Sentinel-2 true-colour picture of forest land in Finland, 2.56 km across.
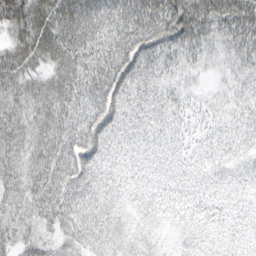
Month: March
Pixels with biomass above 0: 94%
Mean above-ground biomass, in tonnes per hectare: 44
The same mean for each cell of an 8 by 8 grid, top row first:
67 60 70 57 65 77 61 67
51 59 60 55 70 60 32 40
53 40 49 68 49 28 8 22
50 51 41 64 40 35 17 23
57 55 67 42 31 25 22 25
52 55 67 39 33 29 24 21
43 52 68 45 34 37 33 18
40 38 61 44 28 14 25 24
